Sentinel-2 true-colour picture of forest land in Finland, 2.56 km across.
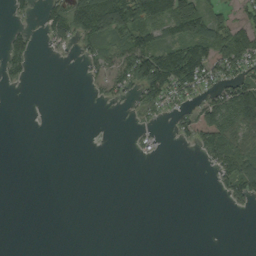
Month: September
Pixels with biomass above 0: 34%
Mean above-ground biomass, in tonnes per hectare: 35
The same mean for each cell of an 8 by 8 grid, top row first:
15 49 125 176 103 119 72 29
54 13 31 66 95 90 93 97
20 0 4 50 110 133 56 67
0 0 0 0 29 26 63 145
0 0 0 0 10 7 71 103
0 0 0 0 0 0 5 122
0 0 0 0 0 0 0 13
0 0 0 0 0 0 0 0
